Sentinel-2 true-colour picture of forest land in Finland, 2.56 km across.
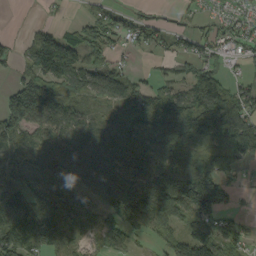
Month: September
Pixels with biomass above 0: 78%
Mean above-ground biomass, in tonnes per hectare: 89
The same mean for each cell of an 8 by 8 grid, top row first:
0 8 20 54 43 19 33 48
28 143 100 54 38 32 55 55
54 135 89 94 28 57 110 37
144 108 50 49 117 140 177 119
106 85 108 128 118 99 106 146
117 117 109 125 106 149 131 33
137 171 107 98 143 107 145 22
131 135 80 66 26 85 143 64
